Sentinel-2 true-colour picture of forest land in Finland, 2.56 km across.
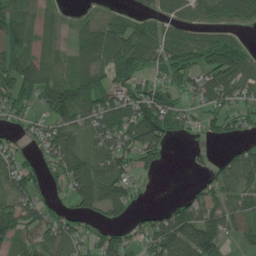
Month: July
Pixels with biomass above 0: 73%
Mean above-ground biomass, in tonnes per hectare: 70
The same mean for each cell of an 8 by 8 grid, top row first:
96 57 41 55 48 69 63 69
106 69 59 100 106 98 98 58
111 107 85 78 53 55 86 102
47 65 88 114 129 74 53 52
31 79 59 98 113 12 23 28
75 43 89 89 21 0 45 92
74 49 54 67 20 47 86 72
65 66 58 76 56 120 121 36
